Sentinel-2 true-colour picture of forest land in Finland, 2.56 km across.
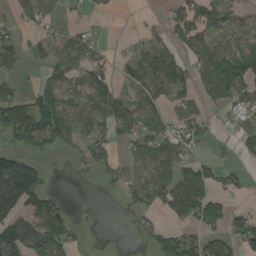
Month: August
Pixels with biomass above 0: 55%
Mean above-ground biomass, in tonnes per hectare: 62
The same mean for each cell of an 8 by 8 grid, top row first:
30 51 16 8 7 63 81 38
68 49 94 13 57 45 88 82
38 48 68 57 98 106 99 81
119 97 78 86 82 49 26 49
54 58 53 40 72 81 23 41
190 27 5 36 76 88 85 29
123 110 3 0 39 91 116 16
137 156 18 0 21 88 80 65
